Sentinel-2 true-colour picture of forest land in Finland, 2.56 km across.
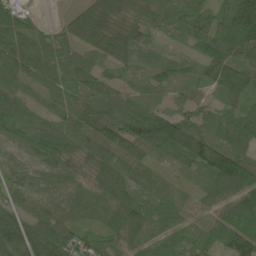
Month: June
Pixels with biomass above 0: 94%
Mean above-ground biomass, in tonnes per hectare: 76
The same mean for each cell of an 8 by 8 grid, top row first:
91 7 81 82 54 62 74 177
117 76 76 124 51 20 69 107
70 69 80 44 38 52 62 87
84 47 97 97 98 66 52 61
52 100 66 111 120 117 100 84
44 57 28 113 40 25 79 163
57 44 45 85 79 57 51 104
141 133 83 50 62 60 58 105
